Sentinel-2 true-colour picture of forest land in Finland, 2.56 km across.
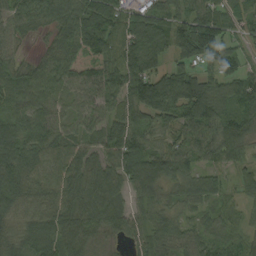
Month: September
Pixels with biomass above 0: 93%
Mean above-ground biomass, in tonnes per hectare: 77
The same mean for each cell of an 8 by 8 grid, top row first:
70 77 103 95 90 72 88 57
31 41 78 74 103 97 159 43
80 79 59 78 131 101 75 82
78 68 49 63 101 94 103 98
100 83 55 88 87 58 69 91
111 70 90 94 111 96 67 48
82 71 99 88 53 47 51 31
65 94 69 34 61 60 61 49
